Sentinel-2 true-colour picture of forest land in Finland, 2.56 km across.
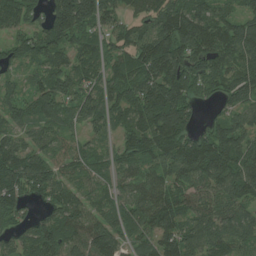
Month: July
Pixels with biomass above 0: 92%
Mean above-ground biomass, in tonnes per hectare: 100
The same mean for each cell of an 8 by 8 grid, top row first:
111 103 197 80 72 151 112 84
62 107 81 69 114 142 117 137
34 94 98 91 129 155 95 114
72 88 90 86 139 154 17 75
88 71 51 48 117 126 127 102
140 109 77 75 90 96 129 119
81 65 102 91 126 117 93 77
68 129 110 110 68 132 116 84
